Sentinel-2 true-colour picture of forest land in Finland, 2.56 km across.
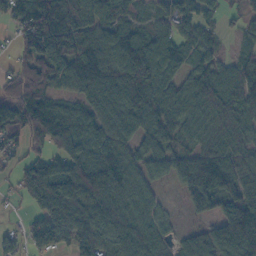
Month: October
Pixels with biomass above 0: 86%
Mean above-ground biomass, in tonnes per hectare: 87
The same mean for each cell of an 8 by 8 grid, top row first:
78 175 119 75 37 86 39 34
51 139 135 110 101 67 51 37
94 91 104 110 113 60 75 76
109 114 80 91 117 74 87 76
54 113 115 95 70 43 65 69
57 155 154 135 66 59 123 81
11 135 123 102 65 9 57 119
34 76 97 102 90 32 90 165
